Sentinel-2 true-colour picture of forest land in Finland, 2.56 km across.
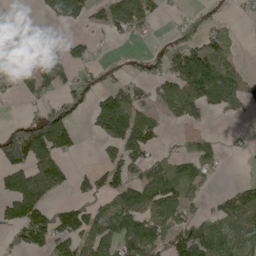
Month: May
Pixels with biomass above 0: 52%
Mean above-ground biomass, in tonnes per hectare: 75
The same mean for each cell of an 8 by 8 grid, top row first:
4 49 68 100 109 15 22 16
26 39 58 9 8 72 111 19
36 109 36 23 66 114 173 74
3 68 32 176 69 60 61 33
161 176 33 92 119 19 57 14
91 117 43 85 90 96 43 4
101 83 95 116 114 90 31 134
61 121 101 123 174 118 174 93
